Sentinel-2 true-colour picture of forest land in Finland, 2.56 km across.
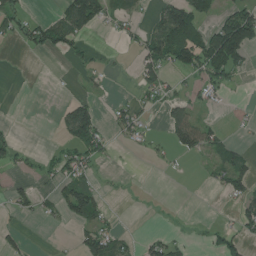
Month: July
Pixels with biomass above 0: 34%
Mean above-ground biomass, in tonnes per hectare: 35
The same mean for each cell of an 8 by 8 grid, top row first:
62 23 114 37 16 104 34 98
10 58 28 3 59 125 122 151
0 1 8 6 37 16 59 15
0 0 80 17 26 44 12 6
30 3 87 20 16 51 51 19
13 21 47 3 0 3 12 57
26 18 99 8 0 1 0 38
26 1 41 57 20 19 25 40
